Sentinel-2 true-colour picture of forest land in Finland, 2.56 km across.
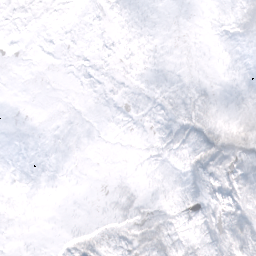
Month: October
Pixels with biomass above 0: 39%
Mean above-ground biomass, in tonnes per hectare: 4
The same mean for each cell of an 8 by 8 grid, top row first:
0 0 1 2 1 0 1 7
0 0 1 3 2 1 1 3
0 0 1 2 2 3 2 2
0 0 0 1 3 7 7 7
0 0 0 0 2 8 18 16
0 0 0 1 2 5 12 15
0 0 0 5 7 6 7 12
0 0 7 7 15 9 9 14
